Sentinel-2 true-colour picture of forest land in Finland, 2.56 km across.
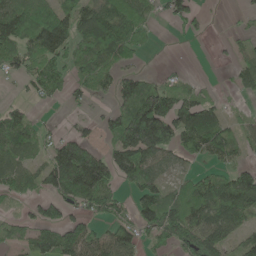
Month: May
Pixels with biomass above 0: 64%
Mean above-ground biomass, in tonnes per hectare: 71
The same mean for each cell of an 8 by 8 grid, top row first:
122 93 80 106 61 59 16 10
85 108 74 92 25 2 1 22
27 86 52 63 64 26 10 32
61 4 12 60 200 144 103 13
91 46 93 54 157 83 86 40
80 92 193 91 120 41 60 72
15 63 52 64 101 119 104 103
44 77 111 89 48 70 101 53
